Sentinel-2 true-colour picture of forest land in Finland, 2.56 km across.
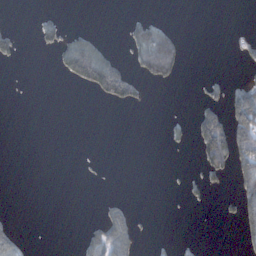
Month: November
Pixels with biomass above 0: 16%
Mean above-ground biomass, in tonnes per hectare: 23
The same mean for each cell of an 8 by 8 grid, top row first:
0 13 0 0 15 0 0 0
30 19 90 15 75 65 0 22
0 0 65 139 40 22 17 20
0 0 0 1 2 1 63 115
0 0 0 0 0 8 120 102
0 0 3 0 0 2 39 79
0 0 0 30 0 1 5 59
46 0 19 98 7 11 2 24
